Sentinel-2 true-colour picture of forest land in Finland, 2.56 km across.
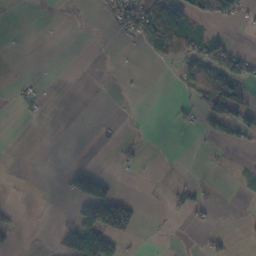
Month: November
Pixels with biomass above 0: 21%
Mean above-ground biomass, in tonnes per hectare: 22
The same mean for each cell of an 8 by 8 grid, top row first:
0 1 1 38 99 75 44 37
0 0 0 2 30 60 54 13
5 1 0 0 1 26 68 62
7 5 0 0 1 12 47 67
0 0 0 6 7 0 6 17
1 0 88 20 1 3 1 5
8 0 63 164 9 17 12 1
8 2 101 74 2 0 14 3
